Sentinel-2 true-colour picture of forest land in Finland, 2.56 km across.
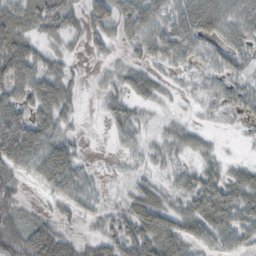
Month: October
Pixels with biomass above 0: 75%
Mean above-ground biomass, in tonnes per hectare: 40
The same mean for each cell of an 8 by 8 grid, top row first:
54 52 35 58 71 60 93 60
71 25 12 19 33 52 34 45
73 60 10 18 39 11 28 35
61 59 13 30 15 7 17 34
95 60 13 7 20 26 15 7
35 61 37 6 20 25 37 35
35 10 32 20 57 36 63 59
64 77 20 46 79 66 43 41
